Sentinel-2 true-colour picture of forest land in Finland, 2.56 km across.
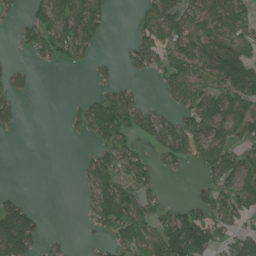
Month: July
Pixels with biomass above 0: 53%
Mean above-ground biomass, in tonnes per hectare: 69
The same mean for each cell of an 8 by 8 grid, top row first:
23 108 149 26 47 101 108 96
19 76 86 0 92 96 103 118
42 0 0 29 15 109 107 177
33 0 43 127 67 59 129 125
0 0 6 82 30 101 144 83
0 0 27 94 59 16 50 113
94 1 13 157 82 47 85 85
211 25 4 50 107 177 119 70
